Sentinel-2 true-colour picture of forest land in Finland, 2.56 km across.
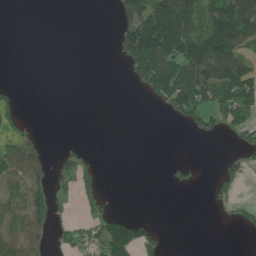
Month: June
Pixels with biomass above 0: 35%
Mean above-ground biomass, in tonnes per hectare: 47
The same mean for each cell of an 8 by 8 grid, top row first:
0 0 0 18 156 211 98 139
0 0 0 19 217 160 137 90
2 0 0 0 86 135 126 140
25 0 0 0 0 72 113 114
59 15 15 0 0 0 5 39
66 64 51 0 0 18 4 44
60 77 14 18 0 0 6 29
91 44 59 124 62 0 0 1
